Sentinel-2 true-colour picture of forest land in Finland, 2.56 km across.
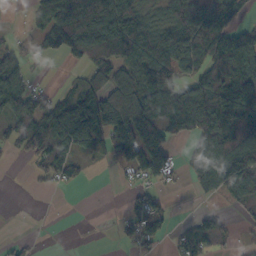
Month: October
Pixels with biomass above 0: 61%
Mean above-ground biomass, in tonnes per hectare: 85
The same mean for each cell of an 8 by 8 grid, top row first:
1 101 189 159 70 91 145 73
39 65 120 159 137 164 169 147
83 6 38 89 127 98 107 147
86 103 148 139 161 188 196 178
52 148 90 95 219 47 141 147
0 46 22 6 75 31 104 144
0 0 0 1 80 7 13 35
12 0 0 6 72 41 96 14
